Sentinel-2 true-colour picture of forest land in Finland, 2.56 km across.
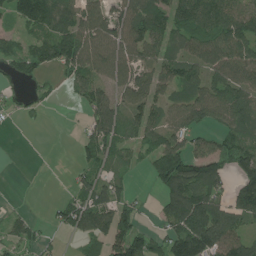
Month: July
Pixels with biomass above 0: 70%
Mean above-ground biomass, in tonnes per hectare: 79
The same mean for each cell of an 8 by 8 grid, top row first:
76 126 96 87 109 92 125 105
56 107 130 100 95 59 105 107
36 26 87 88 77 96 94 111
33 15 23 107 83 88 114 113
0 0 40 77 55 96 74 91
0 0 45 56 17 163 135 77
13 15 114 106 20 117 135 96
69 22 35 106 95 141 157 96
